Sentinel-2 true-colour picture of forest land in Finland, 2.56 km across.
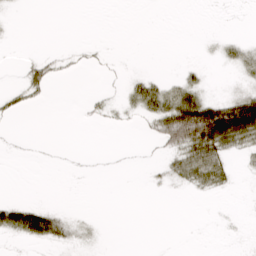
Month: March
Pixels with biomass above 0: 21%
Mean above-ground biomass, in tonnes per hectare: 12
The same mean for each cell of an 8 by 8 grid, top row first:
1 0 0 0 0 0 0 0
0 1 2 1 0 0 2 14
2 22 1 1 19 12 5 8
10 0 2 6 26 77 89 118
1 0 0 0 2 42 80 36
0 0 0 0 1 23 47 3
38 20 1 0 0 0 0 0
9 29 6 0 0 0 0 1
